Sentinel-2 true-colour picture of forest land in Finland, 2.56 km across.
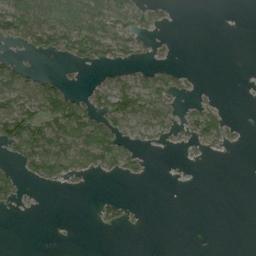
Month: August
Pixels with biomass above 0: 35%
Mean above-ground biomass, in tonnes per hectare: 28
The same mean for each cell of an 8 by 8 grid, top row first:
85 80 96 88 35 4 0 0
15 41 68 64 17 4 0 0
61 31 4 33 32 29 0 0
70 92 80 79 63 23 49 0
55 95 93 88 20 10 35 7
28 49 24 20 10 0 0 0
9 0 0 22 3 0 0 0
0 0 0 0 0 0 0 0
